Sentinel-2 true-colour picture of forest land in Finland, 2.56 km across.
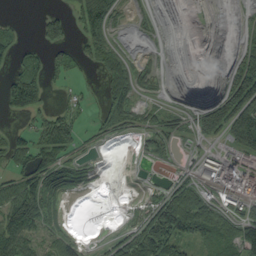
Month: September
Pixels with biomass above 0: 55%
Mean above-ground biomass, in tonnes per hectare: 42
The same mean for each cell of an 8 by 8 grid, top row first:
6 39 63 46 18 0 1 9
47 48 30 48 9 1 0 38
73 39 8 58 32 2 1 100
37 25 24 66 33 22 58 114
35 47 27 10 21 19 19 61
43 75 26 0 4 31 49 92
94 54 0 2 41 107 70 50
108 41 30 27 117 94 80 110
